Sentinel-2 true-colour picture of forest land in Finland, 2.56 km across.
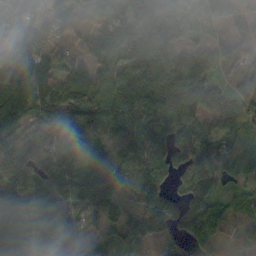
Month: October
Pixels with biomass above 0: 90%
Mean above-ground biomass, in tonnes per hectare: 99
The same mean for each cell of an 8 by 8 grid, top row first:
92 97 33 88 137 83 17 40
146 58 34 102 156 96 76 88
148 112 122 107 166 129 97 118
109 83 149 126 153 122 107 111
75 94 146 136 157 82 116 66
124 98 152 133 124 58 110 45
118 113 111 85 83 55 107 92
94 60 72 67 78 49 70 37
